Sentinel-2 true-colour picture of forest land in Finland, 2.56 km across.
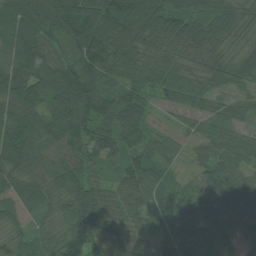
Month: July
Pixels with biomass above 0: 97%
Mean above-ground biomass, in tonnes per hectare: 73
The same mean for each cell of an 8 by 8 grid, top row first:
90 97 152 110 112 96 79 58
96 81 120 99 64 60 70 38
138 110 120 57 62 71 51 60
94 73 100 71 64 40 45 42
117 65 79 70 62 57 46 55
65 56 62 33 85 28 63 61
41 42 94 65 73 64 69 70
38 49 91 87 66 84 61 45
